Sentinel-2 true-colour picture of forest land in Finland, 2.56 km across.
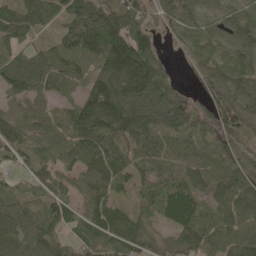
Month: May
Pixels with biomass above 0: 91%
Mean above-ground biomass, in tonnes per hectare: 83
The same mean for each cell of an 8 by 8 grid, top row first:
100 100 127 129 62 84 45 78
67 29 115 145 106 16 48 67
63 66 65 140 154 35 67 87
60 58 107 152 138 134 61 84
81 74 68 87 95 57 64 60
44 65 70 90 61 64 76 96
79 71 62 81 48 113 68 92
97 94 83 110 78 64 96 108
